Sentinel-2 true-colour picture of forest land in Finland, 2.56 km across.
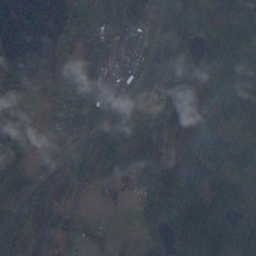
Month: November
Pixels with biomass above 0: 70%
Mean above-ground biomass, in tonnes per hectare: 74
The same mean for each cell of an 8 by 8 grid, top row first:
0 0 79 110 72 118 99 112
22 10 68 74 47 166 131 135
67 33 96 33 48 169 115 159
53 25 101 68 14 58 99 86
63 13 62 83 127 35 120 65
79 42 75 80 136 94 106 81
63 89 16 15 50 151 97 59
111 70 28 11 18 60 95 89
